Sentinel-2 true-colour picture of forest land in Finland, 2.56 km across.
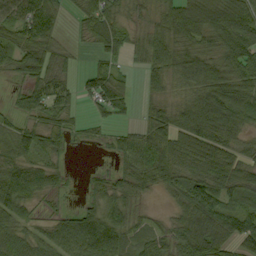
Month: September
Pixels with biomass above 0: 81%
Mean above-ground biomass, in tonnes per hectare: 62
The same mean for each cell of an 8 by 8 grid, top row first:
74 79 42 60 24 77 98 98
71 61 12 66 47 66 52 65
22 83 35 67 25 51 90 80
30 64 17 51 21 66 151 110
73 51 12 28 72 88 117 60
76 43 6 32 68 63 97 73
67 15 32 62 18 41 96 76
73 55 95 118 57 68 120 82
